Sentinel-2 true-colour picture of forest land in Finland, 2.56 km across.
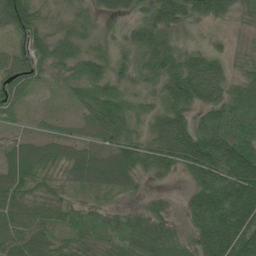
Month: June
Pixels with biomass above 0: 92%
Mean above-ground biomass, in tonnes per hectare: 78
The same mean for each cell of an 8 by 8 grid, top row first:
130 51 50 40 38 87 64 41
54 78 64 40 74 53 38 24
85 34 81 73 44 111 149 57
31 12 40 115 47 99 106 96
55 55 62 89 78 149 152 144
89 63 73 96 48 33 115 194
86 76 33 29 42 29 163 185
75 64 51 41 100 75 159 192
